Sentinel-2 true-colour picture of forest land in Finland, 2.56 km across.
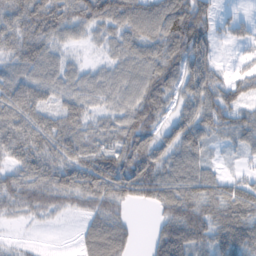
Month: February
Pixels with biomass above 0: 88%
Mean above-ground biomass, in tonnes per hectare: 66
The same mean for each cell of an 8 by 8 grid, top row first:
93 112 74 97 87 90 51 23
76 66 16 40 75 72 53 22
67 70 52 60 73 63 74 46
99 68 67 49 75 42 80 64
79 82 68 61 80 63 41 42
59 76 86 112 103 78 66 40
50 55 39 63 18 90 85 115
10 2 32 90 11 112 85 104
